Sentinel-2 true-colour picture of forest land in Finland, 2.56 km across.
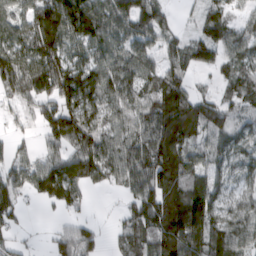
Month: March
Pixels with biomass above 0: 80%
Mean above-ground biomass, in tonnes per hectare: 86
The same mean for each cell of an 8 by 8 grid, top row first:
62 130 148 96 104 25 64 31
91 113 76 84 84 75 108 77
134 134 117 99 90 79 17 95
38 74 104 71 88 136 106 67
30 51 113 78 99 115 71 70
81 125 118 70 136 122 80 61
67 26 38 5 137 143 140 60
27 24 108 24 106 147 134 82
